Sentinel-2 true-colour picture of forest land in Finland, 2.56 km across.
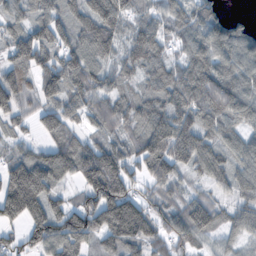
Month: November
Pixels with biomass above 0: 88%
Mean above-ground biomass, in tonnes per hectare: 107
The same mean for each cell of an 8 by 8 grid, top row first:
74 102 106 161 72 95 108 19
113 115 120 112 141 59 115 110
71 113 142 64 75 132 167 121
73 99 85 113 110 163 149 118
58 81 76 87 120 189 86 86
151 144 110 187 84 93 76 85
161 137 107 191 101 89 98 84
53 127 116 124 132 106 51 47
